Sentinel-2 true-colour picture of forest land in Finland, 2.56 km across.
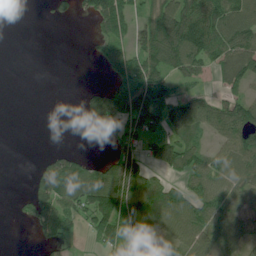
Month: June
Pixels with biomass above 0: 58%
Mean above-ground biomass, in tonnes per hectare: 68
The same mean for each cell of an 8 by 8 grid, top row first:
0 10 30 160 49 146 117 99
0 0 0 83 104 125 104 106
0 0 0 49 175 67 26 83
0 0 18 170 207 127 74 77
0 1 0 34 67 97 39 97
0 73 109 91 80 40 93 79
13 95 92 137 113 99 95 74
0 42 19 85 101 87 105 89
